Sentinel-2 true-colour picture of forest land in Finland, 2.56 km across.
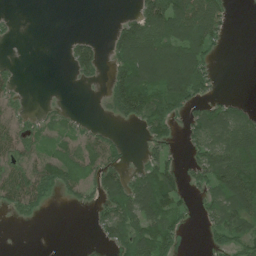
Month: July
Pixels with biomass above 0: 54%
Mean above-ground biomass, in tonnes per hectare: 48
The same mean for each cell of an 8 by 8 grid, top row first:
4 0 0 2 80 110 90 0
1 0 53 43 121 103 54 0
24 0 21 59 108 125 47 0
30 16 5 38 96 57 69 52
54 38 42 36 29 18 75 112
56 77 47 66 66 51 69 141
45 15 12 63 94 59 34 92
0 0 1 48 95 40 16 63
